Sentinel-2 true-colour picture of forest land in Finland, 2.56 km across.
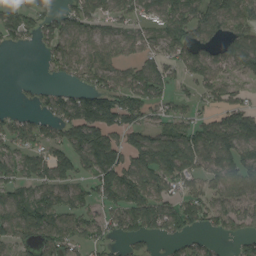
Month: August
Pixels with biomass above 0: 71%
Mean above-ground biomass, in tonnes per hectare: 71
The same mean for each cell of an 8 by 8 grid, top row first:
78 57 80 61 48 87 101 92
23 43 58 58 56 67 57 77
5 17 46 74 101 45 70 43
26 49 116 120 70 48 36 91
60 72 118 125 101 122 109 113
59 81 64 117 113 99 65 80
92 75 57 60 109 83 83 69
70 82 57 44 45 38 31 42
